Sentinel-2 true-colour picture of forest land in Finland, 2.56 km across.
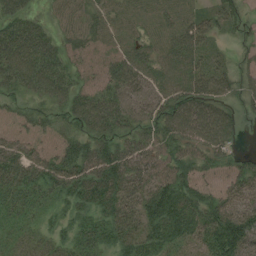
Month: August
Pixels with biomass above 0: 89%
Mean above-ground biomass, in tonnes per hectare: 51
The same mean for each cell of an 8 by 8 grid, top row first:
46 20 46 44 44 51 37 31
81 57 39 40 46 65 37 15
57 71 35 52 60 63 68 41
22 26 62 67 45 77 73 28
42 24 48 58 54 53 69 14
59 65 70 88 59 67 29 49
38 26 46 62 63 88 67 54
24 26 49 54 65 53 69 94
